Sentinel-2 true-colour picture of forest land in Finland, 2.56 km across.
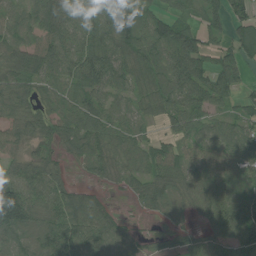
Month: July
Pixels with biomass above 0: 85%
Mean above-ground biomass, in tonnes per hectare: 64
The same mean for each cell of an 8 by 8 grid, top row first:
51 96 76 75 49 42 56 45
50 80 77 81 76 107 57 57
68 62 90 87 62 93 74 46
63 44 84 61 45 64 56 35
49 40 72 69 56 46 67 76
69 71 12 28 62 60 67 46
178 88 93 23 24 47 68 95
72 92 79 66 21 29 57 79
